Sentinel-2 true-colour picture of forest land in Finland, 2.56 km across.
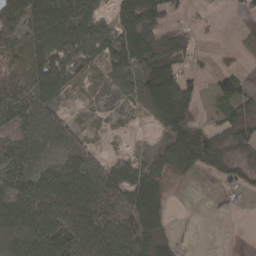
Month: March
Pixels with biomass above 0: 72%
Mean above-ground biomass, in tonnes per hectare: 49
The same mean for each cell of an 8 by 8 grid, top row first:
72 89 80 46 79 31 9 6
55 82 75 77 66 42 7 22
73 87 28 41 57 82 16 38
69 54 9 21 34 103 15 38
63 60 33 2 3 67 63 39
67 63 75 52 71 25 18 32
77 67 82 61 85 2 3 9
79 68 87 101 78 28 0 0
